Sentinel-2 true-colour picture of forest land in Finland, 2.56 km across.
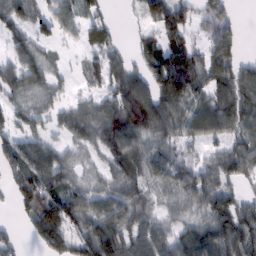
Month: February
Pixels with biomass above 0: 76%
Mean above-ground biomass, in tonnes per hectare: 67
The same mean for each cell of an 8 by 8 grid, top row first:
61 69 61 21 49 96 64 13
53 31 28 47 49 102 62 30
68 55 22 72 86 153 84 80
43 45 57 85 137 101 105 89
77 61 39 86 66 65 69 65
65 91 14 40 61 76 75 58
36 110 75 69 61 36 78 68
22 89 85 104 84 65 96 94
